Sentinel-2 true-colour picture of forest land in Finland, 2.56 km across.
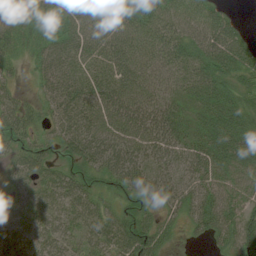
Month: July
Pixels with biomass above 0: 92%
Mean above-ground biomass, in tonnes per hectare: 49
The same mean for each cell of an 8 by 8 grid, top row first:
30 33 43 66 65 63 58 10
30 35 42 59 63 53 60 53
18 43 48 58 66 48 61 40
65 37 72 72 72 45 59 59
38 26 63 65 60 56 68 73
30 40 38 42 48 39 58 56
41 49 52 27 35 34 58 51
44 43 43 59 72 15 31 59
